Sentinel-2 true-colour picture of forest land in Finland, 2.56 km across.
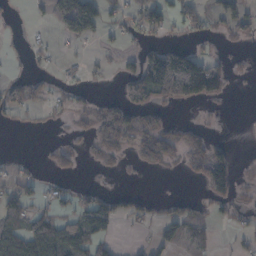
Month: November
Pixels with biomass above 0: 37%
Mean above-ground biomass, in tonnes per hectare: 39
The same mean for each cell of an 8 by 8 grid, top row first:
3 19 157 24 59 33 35 70
4 15 5 12 34 51 9 3
30 18 12 6 137 270 167 5
32 15 16 66 50 5 1 0
0 8 9 46 58 63 63 2
28 16 10 4 3 3 117 25
59 24 53 65 28 26 26 18
88 93 70 33 9 55 34 15
